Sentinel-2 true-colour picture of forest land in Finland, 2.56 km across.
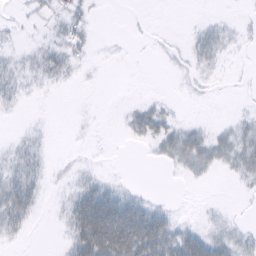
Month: February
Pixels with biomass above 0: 41%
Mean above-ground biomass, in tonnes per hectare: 11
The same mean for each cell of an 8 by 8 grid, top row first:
3 7 10 0 0 0 1 2
4 12 10 1 0 1 20 4
12 10 2 0 0 0 3 0
3 0 1 0 18 5 0 3
7 4 1 1 7 24 20 20
20 7 8 4 0 2 4 12
34 2 44 57 28 3 2 1
6 0 45 77 69 37 26 15
